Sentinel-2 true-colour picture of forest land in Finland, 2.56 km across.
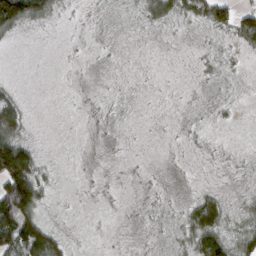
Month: March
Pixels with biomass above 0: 41%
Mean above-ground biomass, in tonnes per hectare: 21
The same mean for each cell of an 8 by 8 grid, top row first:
117 40 2 5 28 39 56 57
1 0 1 1 1 1 7 27
3 0 0 0 0 0 7 5
46 0 1 2 0 0 3 3
84 0 0 1 0 1 3 0
140 15 1 1 2 1 0 4
172 15 1 1 3 8 69 18
85 94 1 1 2 21 85 50
